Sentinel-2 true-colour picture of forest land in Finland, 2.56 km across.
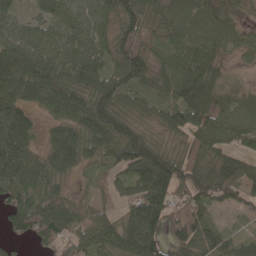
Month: May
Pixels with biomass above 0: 88%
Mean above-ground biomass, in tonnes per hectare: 72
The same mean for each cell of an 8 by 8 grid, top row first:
63 71 78 77 77 68 76 28
83 81 83 72 56 62 68 39
83 104 82 84 72 85 93 22
76 43 93 95 36 66 87 70
97 47 94 93 93 28 92 51
88 70 25 42 102 94 105 117
79 76 51 33 115 60 60 34
33 71 70 74 124 65 77 50
